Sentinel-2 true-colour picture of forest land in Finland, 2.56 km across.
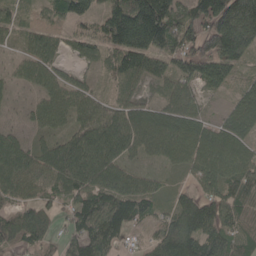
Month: May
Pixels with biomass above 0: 88%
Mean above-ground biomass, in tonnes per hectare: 94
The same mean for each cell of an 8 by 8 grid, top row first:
39 42 90 158 243 109 158 256
28 88 54 113 166 101 106 154
35 82 40 49 80 73 109 47
8 84 88 91 75 75 21 85
73 53 137 148 88 104 108 84
110 64 125 102 47 23 102 116
84 75 98 138 74 96 112 115
76 63 94 94 29 157 144 120
